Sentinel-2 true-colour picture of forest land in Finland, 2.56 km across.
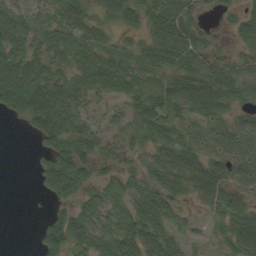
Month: September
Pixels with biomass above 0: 80%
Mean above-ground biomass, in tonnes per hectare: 50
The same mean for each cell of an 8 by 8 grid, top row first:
61 45 57 39 53 81 13 37
62 58 61 43 43 83 37 34
96 70 42 67 51 58 72 58
43 94 45 25 65 47 69 32
0 47 67 33 34 63 50 56
0 75 73 28 38 64 76 44
0 16 47 55 73 35 32 52
0 64 69 81 77 37 16 63
